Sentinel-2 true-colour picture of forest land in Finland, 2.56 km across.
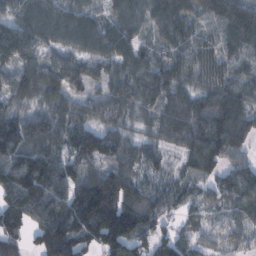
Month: February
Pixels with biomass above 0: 93%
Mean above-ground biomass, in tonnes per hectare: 92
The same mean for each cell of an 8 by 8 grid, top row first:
85 92 86 55 74 102 87 140
125 56 70 88 54 71 71 90
85 102 65 70 87 83 75 78
80 73 69 70 52 97 137 115
157 97 109 88 50 64 161 98
142 144 77 104 56 40 67 107
122 126 166 198 126 44 41 65
66 142 129 183 68 76 36 41
